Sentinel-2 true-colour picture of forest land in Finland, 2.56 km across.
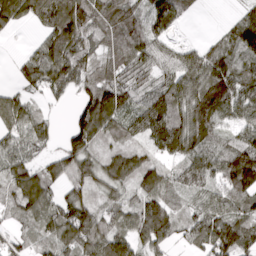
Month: March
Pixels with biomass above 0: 86%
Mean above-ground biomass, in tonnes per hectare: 85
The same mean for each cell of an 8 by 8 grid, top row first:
98 107 130 110 76 79 2 52
2 101 99 82 100 57 57 109
34 103 92 98 75 91 109 93
83 24 80 139 101 122 109 69
56 36 112 69 66 125 90 97
90 84 99 91 104 78 98 195
66 91 111 66 93 54 76 80
41 70 101 103 82 43 96 117
